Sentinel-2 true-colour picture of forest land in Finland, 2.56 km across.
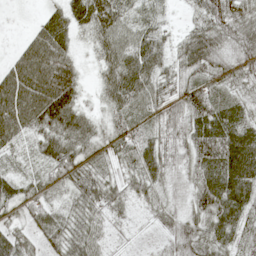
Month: May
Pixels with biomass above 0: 90%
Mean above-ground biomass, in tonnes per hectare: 53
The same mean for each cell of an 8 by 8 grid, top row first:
1 32 52 76 32 6 50 57
16 83 20 68 70 40 86 64
72 93 43 60 70 51 43 42
80 87 50 42 51 55 78 46
34 60 59 46 62 48 96 98
35 45 62 29 59 43 79 100
37 42 40 43 19 41 82 72
46 37 55 20 5 57 53 45
